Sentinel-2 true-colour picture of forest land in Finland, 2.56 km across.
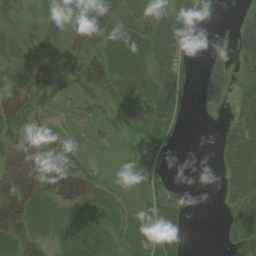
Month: August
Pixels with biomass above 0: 58%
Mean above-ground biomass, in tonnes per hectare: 28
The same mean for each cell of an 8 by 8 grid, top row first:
12 27 17 11 27 53 6 9
34 9 10 51 61 67 2 32
28 7 11 33 61 62 31 30
31 8 18 15 53 53 17 40
12 27 13 6 63 15 0 69
0 11 19 7 41 11 0 60
9 40 42 38 46 37 0 40
30 23 55 34 53 42 0 42
